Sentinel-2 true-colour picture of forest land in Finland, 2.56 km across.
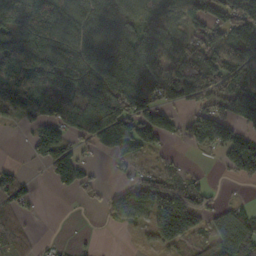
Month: October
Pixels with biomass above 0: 69%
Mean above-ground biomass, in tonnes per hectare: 91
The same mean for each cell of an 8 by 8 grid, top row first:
99 145 102 142 95 72 87 174
123 123 124 146 109 65 122 68
124 128 133 170 159 156 141 96
94 134 124 174 126 58 102 137
2 121 52 146 97 25 92 104
52 38 105 10 60 62 17 49
54 0 4 70 102 197 80 49
46 8 3 0 20 117 80 114
